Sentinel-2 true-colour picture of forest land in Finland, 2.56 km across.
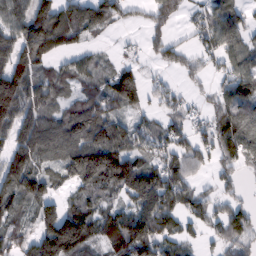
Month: February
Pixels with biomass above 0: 76%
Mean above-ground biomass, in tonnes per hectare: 92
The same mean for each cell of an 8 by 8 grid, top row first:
97 150 136 86 33 69 76 68
131 123 53 10 31 51 67 89
142 60 60 91 65 21 33 106
142 79 121 86 56 53 58 116
107 122 150 160 72 74 84 120
132 73 125 164 139 127 29 40
67 88 92 61 128 125 79 67
68 150 158 135 177 91 41 76
